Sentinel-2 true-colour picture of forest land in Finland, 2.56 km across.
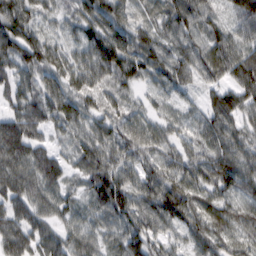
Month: February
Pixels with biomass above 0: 96%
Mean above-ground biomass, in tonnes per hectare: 60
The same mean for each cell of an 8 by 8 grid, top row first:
93 36 61 73 25 67 49 54
82 71 49 98 69 54 60 61
55 55 65 62 41 55 35 75
56 65 67 55 35 32 54 73
102 40 51 66 60 49 57 58
74 74 40 77 64 62 69 72
60 56 44 84 73 82 63 56
70 57 60 40 76 36 59 48
